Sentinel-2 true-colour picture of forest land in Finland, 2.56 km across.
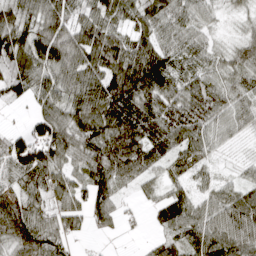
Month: April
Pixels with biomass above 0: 89%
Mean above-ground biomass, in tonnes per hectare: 74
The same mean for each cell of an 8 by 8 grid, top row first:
84 99 53 68 78 71 40 26
110 126 100 108 82 64 47 63
75 80 94 109 130 67 57 59
4 75 103 142 107 89 86 51
89 125 94 113 119 84 50 14
72 91 59 99 62 38 28 23
73 62 55 67 16 91 59 104
73 91 19 7 10 68 110 104
